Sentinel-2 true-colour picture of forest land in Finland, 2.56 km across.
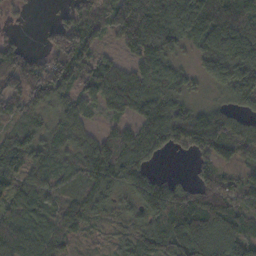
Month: November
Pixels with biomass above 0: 86%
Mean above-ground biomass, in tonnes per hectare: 84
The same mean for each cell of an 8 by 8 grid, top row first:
16 3 71 84 132 137 139 113
74 68 154 25 111 74 95 124
129 126 95 138 99 67 61 147
53 64 67 54 90 99 86 57
93 73 72 112 119 80 132 99
77 61 69 127 86 35 52 46
62 50 67 51 93 144 103 74
76 74 29 25 77 90 116 88
